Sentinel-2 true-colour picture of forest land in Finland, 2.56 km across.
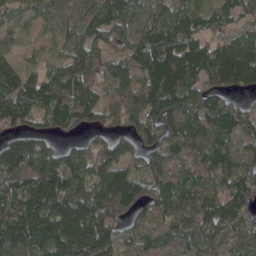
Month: April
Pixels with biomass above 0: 90%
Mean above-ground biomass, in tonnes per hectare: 116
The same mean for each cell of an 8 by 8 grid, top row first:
41 58 87 128 89 111 82 74
36 24 122 75 140 166 115 127
127 99 121 101 115 153 110 109
168 124 140 108 130 130 131 76
98 53 48 79 91 109 134 100
145 167 140 190 101 93 108 125
170 214 187 220 85 117 120 104
149 171 199 117 92 87 111 71
